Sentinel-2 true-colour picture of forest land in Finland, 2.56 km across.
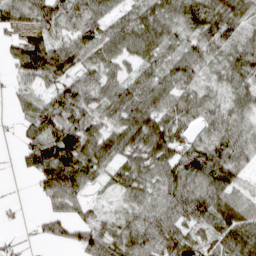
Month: April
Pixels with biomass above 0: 85%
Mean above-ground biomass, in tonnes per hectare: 55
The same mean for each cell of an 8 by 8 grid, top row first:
55 55 72 45 61 67 76 59
45 77 79 63 72 39 51 50
28 51 47 49 53 61 24 55
19 55 60 53 80 77 53 46
17 81 87 63 85 71 57 58
6 80 83 38 59 68 93 35
4 27 37 16 52 67 76 64
17 28 58 67 61 79 43 90
